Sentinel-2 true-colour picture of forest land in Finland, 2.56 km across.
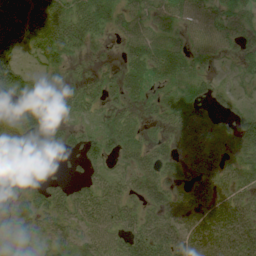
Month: July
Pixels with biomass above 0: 77%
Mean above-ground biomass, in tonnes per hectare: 38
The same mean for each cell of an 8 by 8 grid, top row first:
76 71 61 42 42 46 50 43
57 65 30 10 57 41 51 30
65 44 25 29 46 37 23 19
45 46 30 26 22 35 23 23
56 37 42 37 32 18 18 29
41 32 20 26 32 16 26 19
32 34 49 45 27 37 40 34
19 24 31 43 51 45 61 48
